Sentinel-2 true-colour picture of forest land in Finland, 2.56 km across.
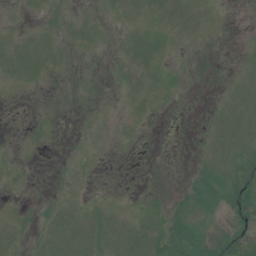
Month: July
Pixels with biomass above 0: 39%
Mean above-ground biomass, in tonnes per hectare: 5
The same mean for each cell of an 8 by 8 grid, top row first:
1 4 2 2 5 9 3 0
11 8 2 1 6 1 1 1
8 3 1 1 4 1 1 5
0 0 1 0 1 0 3 14
0 0 1 1 0 1 6 7
1 1 2 0 1 1 18 6
1 4 5 4 4 8 13 14
6 11 14 12 13 25 19 9
